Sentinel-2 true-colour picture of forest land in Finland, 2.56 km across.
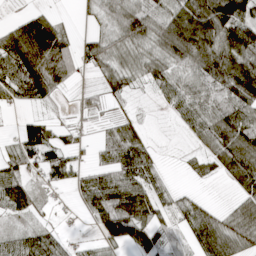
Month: April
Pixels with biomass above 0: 78%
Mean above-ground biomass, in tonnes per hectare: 68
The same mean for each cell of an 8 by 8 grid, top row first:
28 52 9 61 105 112 138 131
139 165 43 68 64 123 121 114
108 129 18 62 43 61 80 111
12 16 24 27 11 35 75 95
54 86 26 81 66 3 60 124
72 59 36 61 67 7 30 81
72 23 25 106 95 46 45 71
66 78 17 77 92 26 124 109
